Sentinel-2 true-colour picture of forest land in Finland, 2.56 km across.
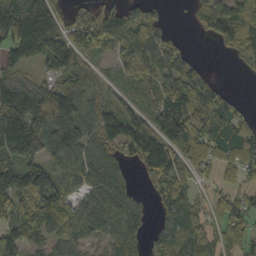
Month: October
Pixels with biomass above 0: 80%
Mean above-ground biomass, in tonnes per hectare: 90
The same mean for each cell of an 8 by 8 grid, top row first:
216 153 50 87 93 1 113 110
126 139 123 63 101 50 2 108
83 71 79 34 64 115 60 4
183 175 100 71 61 140 151 60
174 103 109 80 122 106 124 137
135 93 86 89 46 89 29 54
101 118 63 102 33 76 54 90
84 68 68 63 45 64 58 96
